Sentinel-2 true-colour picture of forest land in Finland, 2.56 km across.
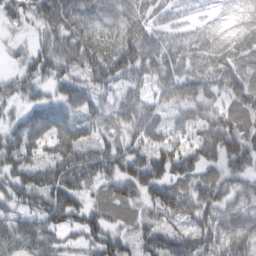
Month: February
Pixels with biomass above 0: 89%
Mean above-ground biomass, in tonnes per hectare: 76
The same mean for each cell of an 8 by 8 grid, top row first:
52 78 97 81 60 34 33 61
17 58 91 97 104 89 123 106
52 54 55 54 48 100 96 89
36 117 61 43 70 47 63 89
92 102 131 62 76 83 122 101
79 79 93 78 117 77 43 58
54 102 80 70 55 95 77 65
80 60 42 73 77 86 79 100
